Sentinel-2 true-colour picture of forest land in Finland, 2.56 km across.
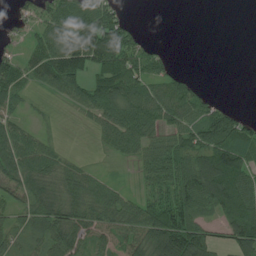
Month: July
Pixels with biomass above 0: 68%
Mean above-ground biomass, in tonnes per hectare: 68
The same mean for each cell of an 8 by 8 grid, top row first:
33 73 110 79 0 0 0 0
26 106 150 172 61 1 0 0
90 82 94 137 73 69 3 0
43 6 32 94 97 83 74 34
89 37 0 48 65 75 129 103
98 73 56 11 48 100 125 112
47 89 75 75 91 132 63 112
47 82 64 55 90 163 68 103
